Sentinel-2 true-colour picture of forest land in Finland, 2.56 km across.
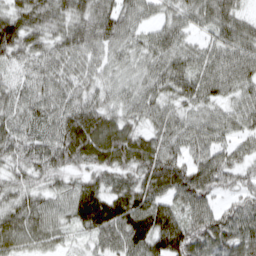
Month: March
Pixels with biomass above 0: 95%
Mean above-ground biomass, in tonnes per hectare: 70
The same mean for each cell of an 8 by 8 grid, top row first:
84 76 71 85 46 52 65 53
85 63 75 59 53 66 48 72
43 67 62 49 60 78 77 72
71 74 92 64 62 54 55 64
77 77 104 106 82 68 76 50
55 65 46 58 70 88 91 53
68 62 76 82 93 70 68 69
66 51 23 75 91 126 90 84
